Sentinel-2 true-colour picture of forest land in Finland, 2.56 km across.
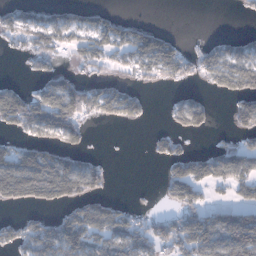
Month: January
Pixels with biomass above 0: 51%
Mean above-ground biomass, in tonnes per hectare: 58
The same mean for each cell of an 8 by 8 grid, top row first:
54 51 45 37 2 0 0 11
27 67 53 70 115 59 49 49
8 56 42 35 38 43 51 113
103 121 95 69 33 49 49 74
42 62 37 0 5 35 12 39
157 142 122 17 0 80 79 70
32 47 71 55 13 51 53 55
59 94 100 91 75 93 113 116
